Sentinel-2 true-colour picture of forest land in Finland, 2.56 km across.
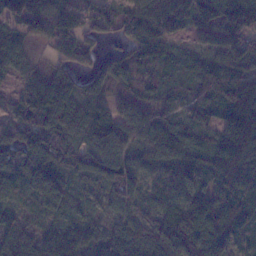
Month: January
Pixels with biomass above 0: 91%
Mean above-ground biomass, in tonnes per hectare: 83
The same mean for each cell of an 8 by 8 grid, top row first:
105 127 84 53 112 119 114 186
79 35 62 16 73 33 64 113
37 71 57 85 43 28 106 111
49 125 96 74 67 38 105 163
96 99 44 95 70 102 61 150
106 134 58 95 50 91 83 166
48 66 35 44 39 57 115 98
83 94 89 69 63 118 123 55
